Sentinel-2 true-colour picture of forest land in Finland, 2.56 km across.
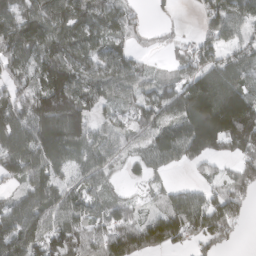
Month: March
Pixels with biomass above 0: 80%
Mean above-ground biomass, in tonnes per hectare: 96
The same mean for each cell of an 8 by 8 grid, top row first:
106 108 104 92 28 12 58 85
127 121 89 71 25 30 69 68
81 163 95 94 63 54 128 106
105 202 114 36 86 116 212 232
120 148 113 71 73 127 197 158
83 85 48 48 42 9 31 102
84 105 93 63 28 123 129 79
134 127 106 146 176 112 104 20
